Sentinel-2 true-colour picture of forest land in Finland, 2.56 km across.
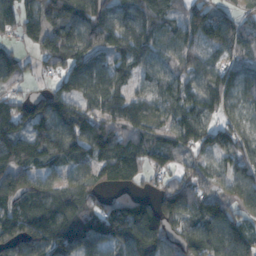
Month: November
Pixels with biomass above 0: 89%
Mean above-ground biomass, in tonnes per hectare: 125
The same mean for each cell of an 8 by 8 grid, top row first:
108 136 175 153 160 78 127 80
55 122 154 125 140 110 96 90
64 38 144 134 91 121 137 107
98 154 126 131 139 123 112 90
125 154 138 160 112 93 119 112
182 116 120 85 65 79 77 121
151 190 147 115 122 164 117 98
178 191 156 130 191 112 183 161
